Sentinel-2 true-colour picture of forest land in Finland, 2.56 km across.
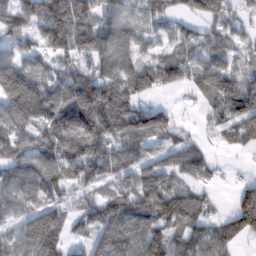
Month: February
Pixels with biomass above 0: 80%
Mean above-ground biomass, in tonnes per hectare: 79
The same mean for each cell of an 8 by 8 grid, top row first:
101 147 150 59 57 51 79 34
51 77 103 98 48 77 77 41
133 66 120 116 86 69 104 80
101 98 178 156 101 25 38 102
71 75 108 79 63 45 18 40
82 104 82 52 83 72 40 10
64 74 42 101 105 113 51 95
55 100 32 104 98 65 76 41
